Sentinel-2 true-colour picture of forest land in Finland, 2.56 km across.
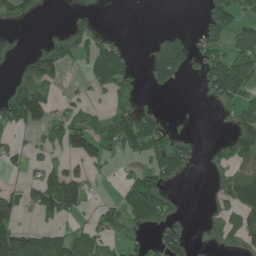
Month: June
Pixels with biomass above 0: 41%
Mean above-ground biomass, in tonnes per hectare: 48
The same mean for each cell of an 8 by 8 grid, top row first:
34 0 19 0 0 0 85 57
13 31 43 81 0 137 56 81
20 64 13 83 17 55 74 173
77 70 29 41 40 0 0 56
20 25 90 61 70 40 4 85
9 59 52 8 40 36 12 101
68 69 61 42 82 16 10 81
142 67 67 40 13 83 4 42
